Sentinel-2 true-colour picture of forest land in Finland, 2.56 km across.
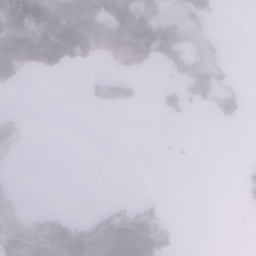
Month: January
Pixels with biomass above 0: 33%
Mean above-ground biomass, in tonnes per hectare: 47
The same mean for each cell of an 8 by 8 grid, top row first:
168 125 169 104 117 52 59 0
197 194 149 162 169 147 88 0
35 4 4 62 11 42 111 9
15 0 0 12 1 45 19 37
24 0 0 0 0 2 0 0
3 0 0 0 0 0 0 11
72 9 0 28 37 0 0 6
104 94 94 123 106 18 0 0
